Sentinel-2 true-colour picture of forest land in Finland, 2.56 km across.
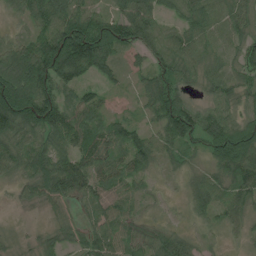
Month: July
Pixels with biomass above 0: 92%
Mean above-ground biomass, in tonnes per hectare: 67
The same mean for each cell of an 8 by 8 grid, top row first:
29 90 89 60 122 41 78 75
78 128 178 98 86 74 63 57
126 143 67 32 37 71 43 49
137 123 84 37 31 127 55 48
80 69 83 78 77 68 73 115
44 94 89 73 53 18 52 79
10 24 22 57 21 11 67 50
17 32 39 76 55 52 13 14
